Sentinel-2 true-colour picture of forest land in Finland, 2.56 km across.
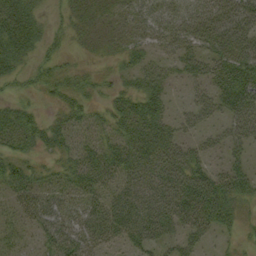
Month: September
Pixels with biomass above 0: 75%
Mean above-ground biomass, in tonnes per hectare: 33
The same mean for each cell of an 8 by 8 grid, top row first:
48 13 20 19 33 40 42 54
39 20 10 13 22 36 36 50
18 32 23 16 31 17 35 55
26 10 31 29 47 14 25 46
28 30 32 31 49 41 21 28
40 22 43 37 46 61 46 35
21 43 31 46 59 67 65 24
13 40 53 32 44 32 18 12
